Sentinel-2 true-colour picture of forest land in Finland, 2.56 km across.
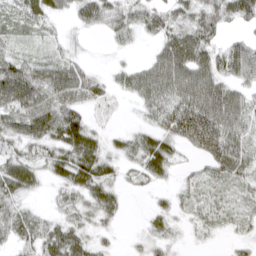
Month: March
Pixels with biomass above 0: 80%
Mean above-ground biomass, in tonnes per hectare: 39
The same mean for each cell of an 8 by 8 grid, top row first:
30 38 34 36 40 35 48 44
18 14 8 10 5 69 48 42
81 60 50 18 53 67 64 43
58 70 36 4 28 69 81 56
42 50 68 20 42 46 81 48
61 30 60 30 30 16 33 40
37 12 37 34 5 22 33 22
38 58 47 13 18 15 11 18
